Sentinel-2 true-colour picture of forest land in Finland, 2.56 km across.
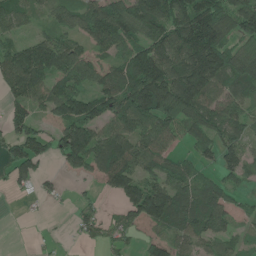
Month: June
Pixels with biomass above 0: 75%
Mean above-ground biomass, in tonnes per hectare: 89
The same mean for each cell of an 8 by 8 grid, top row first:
76 44 82 135 133 118 150 129
77 123 65 94 106 143 198 67
145 106 92 91 186 179 164 103
65 57 131 118 167 161 104 73
86 67 158 156 102 47 74 72
62 22 32 129 85 84 38 57
1 9 30 15 154 112 107 32
0 10 19 39 40 60 67 40
